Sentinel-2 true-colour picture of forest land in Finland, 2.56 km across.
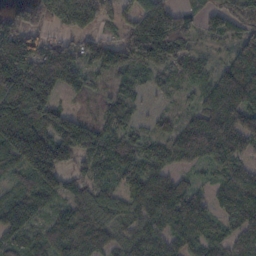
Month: October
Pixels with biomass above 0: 89%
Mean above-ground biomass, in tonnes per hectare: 121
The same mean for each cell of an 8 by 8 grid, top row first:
102 126 220 70 138 165 90 108
204 140 94 117 205 164 33 99
261 232 97 54 44 60 92 185
250 162 45 88 23 38 122 127
204 187 221 130 83 112 138 103
97 161 93 88 123 69 48 102
145 80 132 117 112 115 72 153
101 127 163 78 108 91 107 115
